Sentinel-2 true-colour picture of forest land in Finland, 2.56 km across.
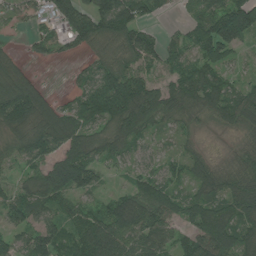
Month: July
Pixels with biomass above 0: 83%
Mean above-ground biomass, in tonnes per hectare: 83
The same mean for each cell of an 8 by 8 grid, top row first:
34 48 116 153 66 13 111 192
15 42 44 91 114 62 133 62
104 10 44 125 91 79 99 36
184 104 92 126 115 62 68 93
72 124 103 74 43 31 12 39
31 104 121 21 60 46 94 75
86 66 60 72 114 69 107 116
56 114 119 145 99 61 133 97
